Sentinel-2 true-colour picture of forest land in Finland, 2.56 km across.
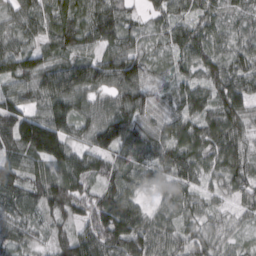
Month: March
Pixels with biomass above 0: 96%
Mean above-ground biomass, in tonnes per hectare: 81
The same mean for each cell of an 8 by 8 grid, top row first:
66 90 92 102 37 63 59 45
71 71 78 73 39 66 79 51
94 116 114 106 73 56 77 90
103 106 81 105 87 72 85 95
125 191 63 102 101 93 98 77
105 95 103 84 59 87 49 78
81 87 75 138 47 59 34 39
78 44 97 132 101 62 59 26
